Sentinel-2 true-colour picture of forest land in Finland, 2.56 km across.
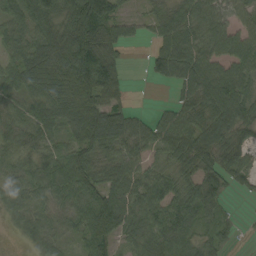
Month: September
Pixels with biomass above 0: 85%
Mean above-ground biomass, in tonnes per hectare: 64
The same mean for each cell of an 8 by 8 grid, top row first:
60 75 134 82 29 53 76 41
56 103 134 83 14 102 66 63
70 122 129 75 13 67 87 73
43 80 103 91 14 52 71 80
31 49 73 80 53 77 80 58
35 64 85 58 58 58 66 55
41 37 63 101 69 77 62 3
11 38 40 66 67 76 42 8
